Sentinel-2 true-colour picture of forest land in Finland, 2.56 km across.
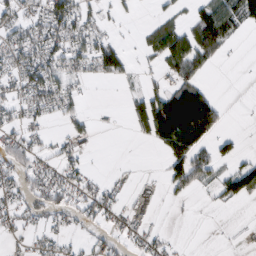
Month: February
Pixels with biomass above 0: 44%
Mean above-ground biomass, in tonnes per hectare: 29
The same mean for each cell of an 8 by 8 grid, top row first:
28 54 41 10 2 19 60 60
39 42 36 47 17 87 58 2
26 58 20 21 16 38 14 0
24 28 17 2 51 136 99 0
40 15 14 0 8 110 45 15
31 32 21 5 2 55 40 63
24 31 30 25 11 2 5 5
9 18 8 18 22 4 0 3
